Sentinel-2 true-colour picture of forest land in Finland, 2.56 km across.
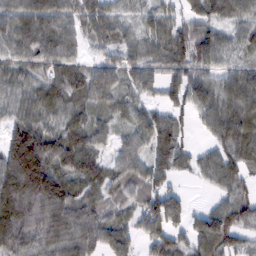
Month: February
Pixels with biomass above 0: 87%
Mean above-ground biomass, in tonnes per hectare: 81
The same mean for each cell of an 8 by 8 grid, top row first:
81 82 71 63 36 40 60 66
73 105 55 64 62 84 97 56
63 69 82 92 73 63 72 81
62 73 68 62 56 60 78 95
148 116 101 51 72 87 37 95
170 147 96 72 93 58 49 60
155 140 91 54 88 74 40 90
121 97 113 101 69 60 112 63
